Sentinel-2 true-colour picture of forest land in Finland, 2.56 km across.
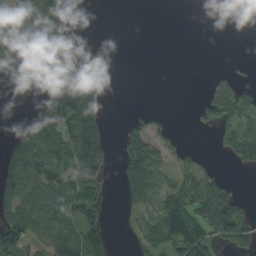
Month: September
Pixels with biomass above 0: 43%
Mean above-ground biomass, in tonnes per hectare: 60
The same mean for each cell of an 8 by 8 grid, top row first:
89 198 0 0 0 0 0 0
4 125 5 0 0 0 0 0
0 25 74 11 0 0 13 24
4 129 163 2 17 1 47 102
104 176 61 24 127 28 2 90
123 93 83 20 169 69 58 5
101 123 137 13 75 111 184 96
122 84 115 37 54 129 112 99
